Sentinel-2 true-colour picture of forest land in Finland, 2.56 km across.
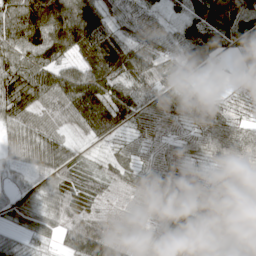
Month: April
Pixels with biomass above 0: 91%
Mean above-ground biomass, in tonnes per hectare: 72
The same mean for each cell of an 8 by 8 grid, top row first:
98 166 156 66 57 27 117 120
81 134 101 79 101 72 151 81
131 86 119 96 91 55 8 34
97 58 119 129 77 70 57 24
65 82 22 43 55 54 70 76
33 60 42 48 77 52 9 13
72 68 67 42 52 87 16 9
34 41 114 94 48 126 56 25
